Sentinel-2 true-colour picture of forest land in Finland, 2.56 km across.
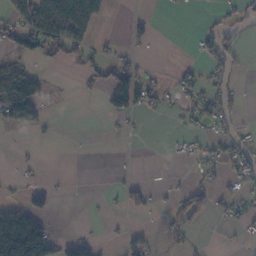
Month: November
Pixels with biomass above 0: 26%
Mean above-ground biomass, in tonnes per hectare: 27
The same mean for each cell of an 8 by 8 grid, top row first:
21 18 10 0 10 1 7 28
49 49 34 13 8 0 41 35
103 17 17 85 45 19 28 13
100 9 0 47 29 15 52 20
3 1 1 0 0 9 34 45
4 1 0 2 2 2 26 37
60 36 0 6 30 30 35 28
233 104 7 3 23 17 2 9
